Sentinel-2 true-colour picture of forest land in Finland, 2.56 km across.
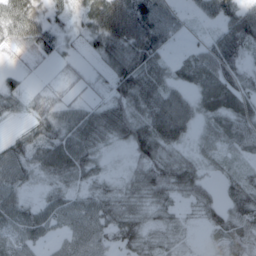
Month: March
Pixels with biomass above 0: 84%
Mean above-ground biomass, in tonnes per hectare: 48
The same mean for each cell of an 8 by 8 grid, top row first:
63 35 32 101 89 36 32 77
27 36 15 74 92 14 40 75
18 7 19 56 83 31 60 58
20 35 45 73 72 65 48 68
39 57 74 33 88 51 36 49
52 34 45 16 62 79 30 35
57 49 50 50 37 30 47 58
44 27 55 45 43 31 11 59
